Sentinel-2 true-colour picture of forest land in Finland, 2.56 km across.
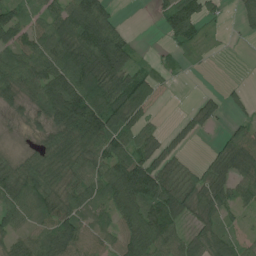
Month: July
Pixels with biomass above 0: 77%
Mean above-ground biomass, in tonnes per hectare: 64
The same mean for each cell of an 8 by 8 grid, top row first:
63 56 123 54 0 98 35 34
79 80 129 143 6 30 12 2
83 80 114 100 60 8 0 5
26 68 144 114 48 6 65 20
9 52 102 104 62 32 5 85
82 88 79 81 123 73 63 59
69 76 72 57 96 100 61 39
45 79 88 48 99 72 59 31
